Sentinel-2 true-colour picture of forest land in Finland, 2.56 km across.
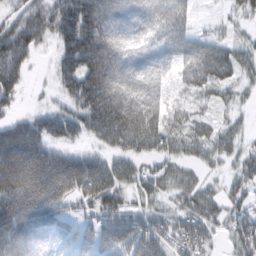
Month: February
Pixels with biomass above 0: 84%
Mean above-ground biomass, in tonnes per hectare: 76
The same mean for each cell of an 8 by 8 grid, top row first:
41 60 107 89 82 91 7 26
112 20 127 115 68 78 80 39
84 11 106 142 103 49 94 47
30 47 69 158 154 28 19 19
149 87 30 78 99 50 52 34
181 188 156 114 60 52 23 48
142 129 41 69 40 38 65 55
113 42 53 88 121 64 55 60
